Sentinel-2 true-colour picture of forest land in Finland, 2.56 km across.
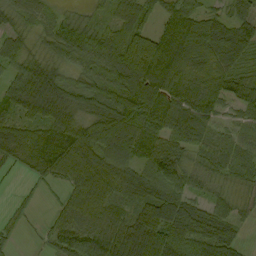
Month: September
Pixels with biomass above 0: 88%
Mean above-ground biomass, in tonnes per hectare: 65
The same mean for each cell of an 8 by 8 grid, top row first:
34 37 24 44 63 84 50 51
49 36 75 82 92 94 81 87
68 87 45 79 103 75 81 64
65 69 53 91 90 78 77 44
74 81 109 114 81 56 61 59
7 54 81 88 70 61 42 48
15 10 74 38 74 93 57 25
16 25 79 77 130 93 104 40
